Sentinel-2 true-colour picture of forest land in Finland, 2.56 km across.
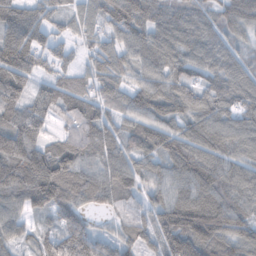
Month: November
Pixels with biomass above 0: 93%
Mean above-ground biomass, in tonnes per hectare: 88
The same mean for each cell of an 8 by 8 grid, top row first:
109 76 57 92 103 80 63 110
171 78 43 70 89 91 93 47
113 54 46 83 65 85 73 87
97 83 81 59 92 84 97 91
132 73 105 70 87 105 106 86
144 180 118 98 70 78 103 85
72 104 75 52 56 70 93 91
58 71 100 51 64 132 127 97
